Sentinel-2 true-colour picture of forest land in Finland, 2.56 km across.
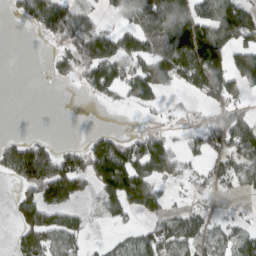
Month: March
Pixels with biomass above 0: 53%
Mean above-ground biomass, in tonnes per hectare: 72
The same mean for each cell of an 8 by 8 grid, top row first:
23 130 87 32 104 126 120 140
0 11 105 109 93 158 191 115
0 10 43 99 151 88 136 104
0 0 0 5 20 18 41 70
54 38 29 104 97 39 94 97
72 175 113 171 138 54 49 69
60 88 24 49 94 33 29 6
39 80 46 18 79 126 69 74
